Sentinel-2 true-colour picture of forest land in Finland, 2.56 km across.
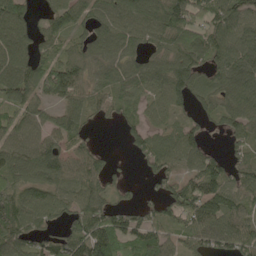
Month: May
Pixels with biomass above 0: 82%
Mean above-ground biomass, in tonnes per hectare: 85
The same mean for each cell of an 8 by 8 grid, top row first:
119 47 76 102 114 138 89 122
120 49 66 105 65 80 105 110
118 108 96 87 98 124 63 110
75 53 77 55 41 54 49 111
98 96 53 1 77 98 32 51
92 97 89 44 34 63 120 73
125 91 84 69 52 85 122 84
101 54 140 127 105 60 80 98
